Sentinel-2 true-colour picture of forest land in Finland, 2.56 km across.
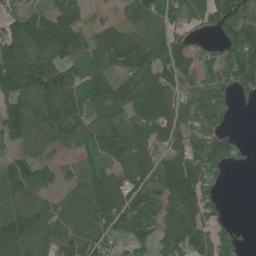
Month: June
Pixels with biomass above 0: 81%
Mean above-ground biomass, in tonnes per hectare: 91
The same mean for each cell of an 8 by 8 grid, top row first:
69 102 64 16 85 79 70 118
110 110 101 101 111 87 25 155
139 118 94 68 91 71 81 113
123 130 108 128 162 93 118 12
56 84 83 142 117 92 109 32
100 55 54 109 90 125 71 0
85 68 80 144 118 131 78 0
171 95 90 59 60 123 98 35
